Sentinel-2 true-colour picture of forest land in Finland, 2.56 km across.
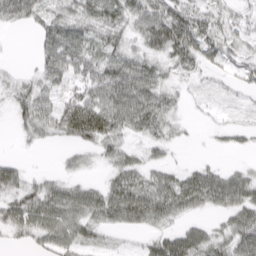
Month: March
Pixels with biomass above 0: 74%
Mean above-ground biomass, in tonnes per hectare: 36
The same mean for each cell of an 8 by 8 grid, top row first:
45 36 43 35 48 58 36 21
0 45 55 35 38 67 41 26
15 38 48 65 61 19 11 24
30 49 90 75 72 20 7 9
4 9 35 45 20 12 2 8
37 15 15 27 34 30 43 31
53 59 54 54 62 46 26 52
13 36 39 8 16 56 49 60
